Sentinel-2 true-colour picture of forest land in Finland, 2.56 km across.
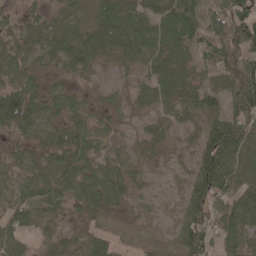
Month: May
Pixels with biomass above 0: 83%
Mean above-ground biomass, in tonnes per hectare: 57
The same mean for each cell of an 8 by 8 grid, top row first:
20 31 43 84 68 105 69 96
54 50 71 69 73 86 72 112
55 24 18 16 35 68 39 129
112 40 28 27 28 56 63 114
41 54 59 29 32 24 97 106
47 58 64 57 17 15 100 73
63 49 49 48 15 20 82 75
59 48 61 38 27 41 70 71
